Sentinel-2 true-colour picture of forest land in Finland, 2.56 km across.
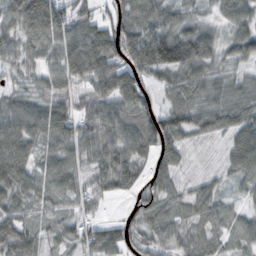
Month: October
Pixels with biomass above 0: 88%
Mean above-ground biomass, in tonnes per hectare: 57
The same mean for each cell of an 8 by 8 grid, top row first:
81 113 67 48 73 51 25 58
60 73 99 83 106 113 64 57
29 59 68 100 59 55 55 36
64 78 53 76 71 48 42 29
55 50 71 73 67 46 6 40
59 67 58 76 40 39 16 44
55 36 41 7 61 38 46 22
86 30 59 66 55 46 44 28
